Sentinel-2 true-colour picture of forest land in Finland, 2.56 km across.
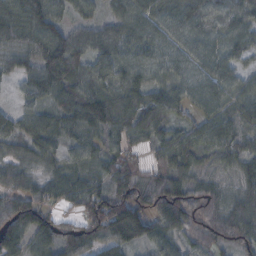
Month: October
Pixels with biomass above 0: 94%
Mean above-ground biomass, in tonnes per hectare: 78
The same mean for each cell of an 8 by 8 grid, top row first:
94 106 46 48 76 78 75 70
74 137 87 83 71 63 67 57
42 110 102 83 74 65 87 57
54 75 117 69 89 65 73 72
71 87 75 61 46 92 86 77
64 56 75 81 67 95 38 63
99 57 72 131 91 103 90 77
83 88 98 98 71 49 73 90
